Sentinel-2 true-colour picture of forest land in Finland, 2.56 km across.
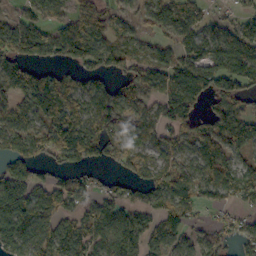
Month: October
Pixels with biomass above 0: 77%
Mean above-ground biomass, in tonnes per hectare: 72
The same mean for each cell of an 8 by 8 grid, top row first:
40 63 69 54 46 68 36 44
105 93 105 59 35 60 80 94
93 79 51 51 83 115 99 102
79 124 82 122 67 112 68 70
76 99 102 79 63 59 84 72
88 43 42 25 52 69 77 64
127 59 55 66 58 80 38 36
80 67 64 80 80 64 48 51
